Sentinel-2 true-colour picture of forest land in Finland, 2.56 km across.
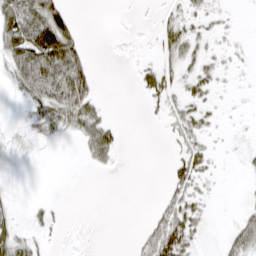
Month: March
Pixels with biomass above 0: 37%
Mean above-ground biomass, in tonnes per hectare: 18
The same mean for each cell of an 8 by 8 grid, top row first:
70 71 3 0 1 15 17 2
66 81 33 0 1 27 13 5
37 75 58 0 18 16 22 2
2 40 50 4 4 18 15 2
10 7 14 37 0 13 14 3
2 0 0 3 0 25 16 3
11 9 0 0 0 36 10 6
39 7 1 0 18 57 4 27
